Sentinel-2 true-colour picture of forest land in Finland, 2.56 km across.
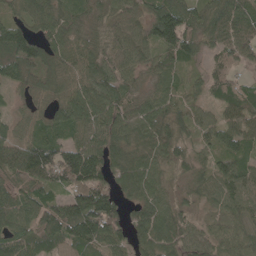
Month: May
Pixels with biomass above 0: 94%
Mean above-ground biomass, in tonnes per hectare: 76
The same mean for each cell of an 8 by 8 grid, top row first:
48 79 54 78 76 118 85 99
123 74 67 77 73 109 52 101
80 61 68 84 45 43 66 51
29 49 99 87 76 68 39 94
63 98 81 87 74 88 49 75
60 99 125 77 82 40 59 90
86 83 140 124 72 51 35 76
86 90 110 80 58 64 55 66
